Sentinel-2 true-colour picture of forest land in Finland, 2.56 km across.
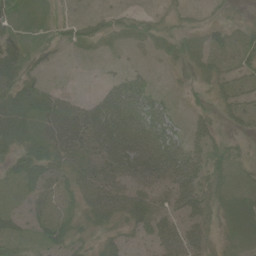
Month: June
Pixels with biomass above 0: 70%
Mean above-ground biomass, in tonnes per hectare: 31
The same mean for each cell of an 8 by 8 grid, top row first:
26 12 8 16 12 12 6 9
40 17 12 7 10 16 25 31
46 9 1 21 23 3 25 25
63 57 51 78 44 11 20 29
49 59 48 78 56 39 35 10
49 45 35 44 42 52 35 12
20 29 38 54 39 38 25 28
30 37 25 29 33 49 24 24
